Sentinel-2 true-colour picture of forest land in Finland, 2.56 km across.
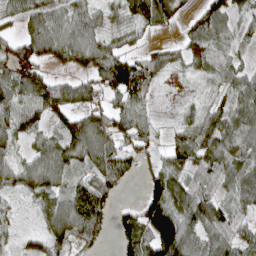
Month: April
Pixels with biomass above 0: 80%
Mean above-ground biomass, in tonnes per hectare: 63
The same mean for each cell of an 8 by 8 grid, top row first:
50 79 74 36 77 42 78 33
69 88 104 68 35 31 46 21
78 64 47 112 91 7 29 46
73 76 65 74 47 13 53 74
41 55 88 72 53 63 83 56
56 80 40 79 40 70 36 66
17 66 121 52 99 98 88 39
24 59 61 24 106 185 74 53
